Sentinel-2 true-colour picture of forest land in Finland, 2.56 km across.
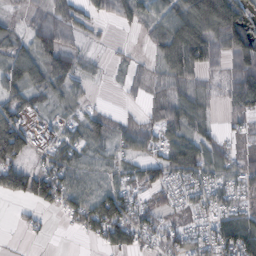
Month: October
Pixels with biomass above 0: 77%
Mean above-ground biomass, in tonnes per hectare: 57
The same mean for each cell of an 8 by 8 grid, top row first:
18 55 54 46 54 83 163 105
59 81 44 9 11 125 110 115
77 85 48 8 31 70 31 98
70 26 25 25 25 78 32 48
125 36 55 44 63 71 58 26
90 96 63 41 57 54 51 58
5 38 83 121 44 30 41 46
1 5 10 66 42 53 53 117
